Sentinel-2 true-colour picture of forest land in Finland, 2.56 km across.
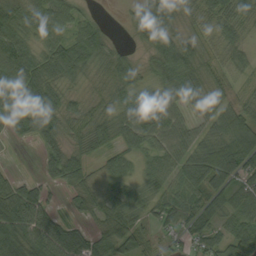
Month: September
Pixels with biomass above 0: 87%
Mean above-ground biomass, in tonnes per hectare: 69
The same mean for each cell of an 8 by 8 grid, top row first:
80 69 39 3 81 64 51 62
98 78 116 59 53 102 44 48
90 84 47 79 49 87 64 31
89 154 60 60 111 70 56 76
18 76 60 59 64 87 83 124
27 34 75 46 40 66 124 73
117 63 37 61 55 75 58 57
64 108 93 79 46 27 70 99
